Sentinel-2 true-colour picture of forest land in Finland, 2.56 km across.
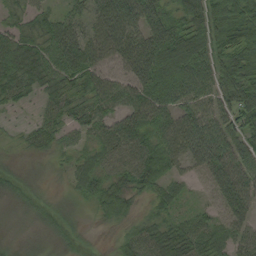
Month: August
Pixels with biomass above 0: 89%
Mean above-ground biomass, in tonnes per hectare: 51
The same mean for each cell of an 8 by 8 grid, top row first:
31 37 33 98 79 52 86 69
72 58 73 75 77 98 72 83
64 53 65 48 72 76 57 82
12 31 44 47 73 48 54 72
12 36 30 59 64 68 90 59
23 11 43 53 69 33 41 62
17 21 13 52 22 33 20 57
13 16 11 13 66 82 63 46
